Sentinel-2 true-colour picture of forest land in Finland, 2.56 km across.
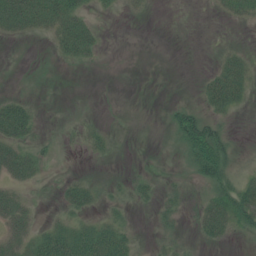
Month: July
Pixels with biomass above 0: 40%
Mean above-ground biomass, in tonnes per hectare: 17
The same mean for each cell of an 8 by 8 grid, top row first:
58 49 36 4 4 0 1 16
0 5 50 0 0 0 0 8
0 0 0 0 0 0 19 36
40 1 1 0 0 25 26 10
37 10 9 11 1 17 85 6
28 10 10 6 10 4 51 22
36 6 26 16 7 15 29 55
31 39 45 46 6 15 16 6
